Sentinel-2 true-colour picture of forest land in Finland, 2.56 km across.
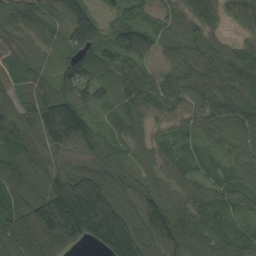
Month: September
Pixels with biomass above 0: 95%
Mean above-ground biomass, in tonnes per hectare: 73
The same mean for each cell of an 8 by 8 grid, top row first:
52 59 98 28 25 41 62 51
65 46 88 61 57 45 56 50
36 57 95 84 61 53 78 85
77 112 112 50 66 38 65 93
75 85 88 72 47 30 31 63
72 90 114 75 51 51 38 37
71 148 199 138 94 79 61 39
116 144 75 149 90 103 71 48
